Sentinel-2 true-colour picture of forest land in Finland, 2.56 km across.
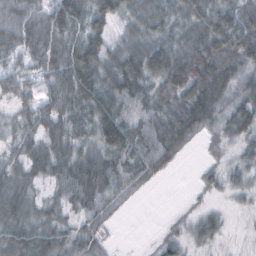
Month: October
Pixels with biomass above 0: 84%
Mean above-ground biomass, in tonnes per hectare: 44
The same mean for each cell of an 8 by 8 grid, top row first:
50 45 46 32 54 51 64 68
43 54 48 38 56 52 85 88
42 39 51 62 62 77 96 54
30 49 46 52 55 65 63 59
35 48 40 48 64 63 16 30
36 41 63 57 39 6 21 24
40 36 43 32 1 2 15 10
47 38 43 6 1 30 28 4
